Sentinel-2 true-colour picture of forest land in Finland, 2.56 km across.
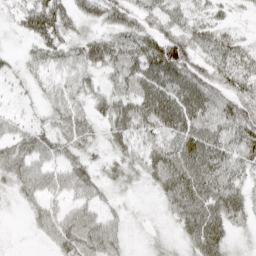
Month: April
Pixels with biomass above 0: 87%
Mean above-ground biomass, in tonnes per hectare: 44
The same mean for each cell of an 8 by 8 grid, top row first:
26 75 42 52 45 40 31 10
8 53 42 56 69 96 43 40
19 31 38 32 73 79 65 51
17 24 33 50 73 82 61 64
41 44 37 28 45 66 78 64
37 43 45 23 33 77 77 44
7 34 38 19 9 48 71 53
2 24 67 44 11 18 77 8
